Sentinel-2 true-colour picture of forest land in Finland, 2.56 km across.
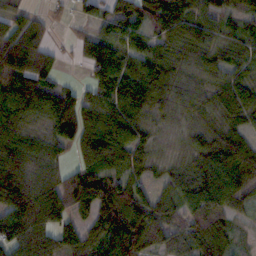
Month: October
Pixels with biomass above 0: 89%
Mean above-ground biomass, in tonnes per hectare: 88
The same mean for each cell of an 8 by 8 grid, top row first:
42 27 27 68 70 101 78 62
157 62 45 88 75 81 93 56
126 69 16 112 115 70 59 65
102 98 127 102 80 51 47 72
80 59 104 124 70 16 63 80
124 72 111 88 53 64 107 107
135 145 92 139 133 85 152 53
132 91 101 120 156 101 182 33
